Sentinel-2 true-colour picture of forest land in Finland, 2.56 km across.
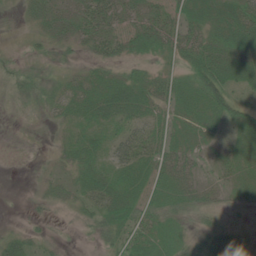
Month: June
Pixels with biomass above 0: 78%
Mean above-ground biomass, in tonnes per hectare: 28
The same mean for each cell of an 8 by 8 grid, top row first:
17 36 39 35 30 25 37 49
6 24 23 29 29 26 38 41
18 26 31 35 32 29 55 36
5 25 35 45 33 29 35 34
2 12 37 37 39 31 22 32
0 16 30 35 35 38 11 31
1 19 22 39 30 29 24 16
24 13 3 23 35 29 34 31
